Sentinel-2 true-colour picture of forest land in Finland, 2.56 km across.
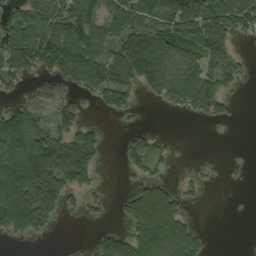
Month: September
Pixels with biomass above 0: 57%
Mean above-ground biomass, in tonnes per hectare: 78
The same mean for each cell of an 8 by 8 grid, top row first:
62 102 144 98 87 148 177 118
134 138 122 81 158 123 133 16
58 49 80 113 109 107 99 46
84 42 49 38 4 22 57 7
175 139 141 1 58 14 0 0
199 179 105 0 45 10 11 5
193 118 26 11 175 107 2 1
22 11 1 86 147 167 25 0
